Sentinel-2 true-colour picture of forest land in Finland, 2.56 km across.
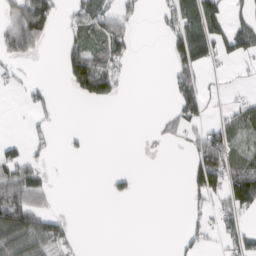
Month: March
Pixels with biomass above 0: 35%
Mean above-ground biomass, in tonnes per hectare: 44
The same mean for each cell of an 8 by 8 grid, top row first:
98 101 44 76 18 73 119 36
90 16 59 76 0 79 107 83
18 5 117 78 0 62 16 6
2 25 0 0 0 49 31 60
26 19 9 0 2 13 99 38
96 16 0 19 1 0 138 126
151 38 0 0 0 0 36 89
134 112 13 0 0 11 26 59
